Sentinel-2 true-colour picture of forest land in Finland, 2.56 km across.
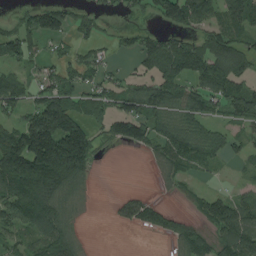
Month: August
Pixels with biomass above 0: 63%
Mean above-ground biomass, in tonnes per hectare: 77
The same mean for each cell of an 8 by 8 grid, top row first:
25 103 41 15 23 113 106 151
92 27 33 25 75 115 109 83
72 47 54 41 60 95 109 76
55 204 86 75 97 82 70 91
155 221 182 31 76 106 83 29
202 244 112 0 1 49 10 10
124 116 32 11 67 18 84 77
51 106 39 0 1 57 59 129
